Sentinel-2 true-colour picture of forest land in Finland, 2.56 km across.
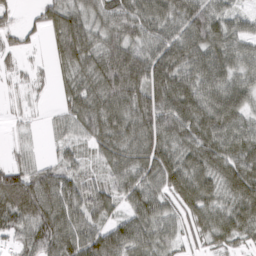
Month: March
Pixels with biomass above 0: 88%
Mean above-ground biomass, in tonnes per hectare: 74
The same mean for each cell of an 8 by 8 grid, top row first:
28 55 74 83 81 83 86 43
31 26 105 85 75 95 94 70
18 16 68 108 105 110 87 69
13 9 75 99 102 119 110 85
15 14 40 83 88 86 102 108
97 65 48 52 82 102 85 106
118 118 80 49 88 53 79 86
46 118 103 117 97 46 43 45
